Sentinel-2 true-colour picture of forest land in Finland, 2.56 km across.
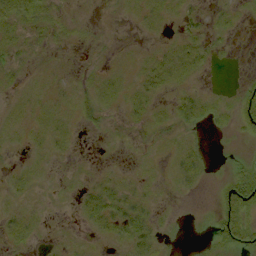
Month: September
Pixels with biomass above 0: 50%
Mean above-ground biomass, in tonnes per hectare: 7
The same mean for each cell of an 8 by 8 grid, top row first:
24 12 2 1 9 9 6 5
11 5 2 2 3 9 8 1
4 4 3 9 14 12 1 2
6 9 10 5 9 11 10 16
4 9 1 1 3 6 2 2
6 3 3 5 4 7 3 13
6 2 9 17 8 1 2 24
7 2 3 8 11 1 5 17
